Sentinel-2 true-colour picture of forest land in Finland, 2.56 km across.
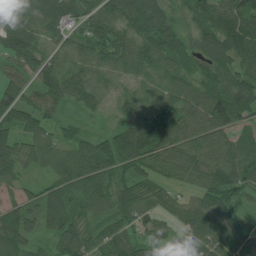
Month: July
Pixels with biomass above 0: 93%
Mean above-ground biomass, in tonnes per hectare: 79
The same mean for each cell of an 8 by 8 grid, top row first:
83 95 83 94 138 56 102 118
110 51 55 92 75 92 109 120
67 86 82 30 37 62 64 104
115 57 36 15 60 79 110 100
91 72 63 102 114 90 81 66
73 49 99 88 65 54 87 89
66 98 64 88 65 51 81 42
89 46 91 97 70 61 84 75
